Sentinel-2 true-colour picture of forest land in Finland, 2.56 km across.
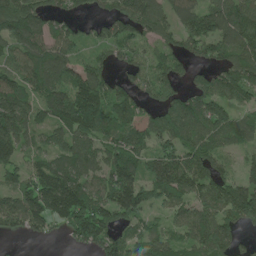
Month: June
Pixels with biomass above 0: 82%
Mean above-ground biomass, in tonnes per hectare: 103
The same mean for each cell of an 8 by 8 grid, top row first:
145 84 29 76 146 84 103 121
97 108 56 90 69 78 77 127
92 132 100 69 88 76 85 137
140 97 185 126 66 111 138 75
118 68 111 109 91 102 105 69
76 151 119 133 102 152 124 70
119 152 190 162 114 93 95 169
19 27 92 109 91 69 129 54
